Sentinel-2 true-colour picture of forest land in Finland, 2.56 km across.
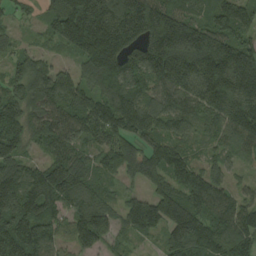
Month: August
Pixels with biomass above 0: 93%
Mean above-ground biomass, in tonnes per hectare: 157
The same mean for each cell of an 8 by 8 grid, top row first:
50 114 321 246 276 184 128 166
63 33 190 273 207 265 264 180
110 152 124 177 143 192 251 250
151 158 165 177 157 136 162 228
160 118 120 141 119 110 72 149
150 186 154 65 134 134 115 28
226 157 137 97 163 186 146 115
274 144 129 77 45 150 194 153
